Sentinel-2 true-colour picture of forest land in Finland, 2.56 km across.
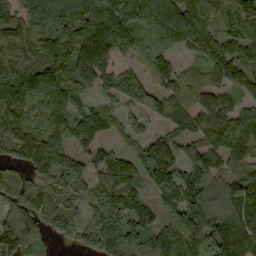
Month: September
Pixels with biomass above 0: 89%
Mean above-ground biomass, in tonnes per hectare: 134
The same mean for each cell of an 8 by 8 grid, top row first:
100 153 206 193 140 204 118 146
213 185 203 172 55 70 125 66
184 174 129 126 125 111 86 50
151 122 86 75 125 139 129 113
139 141 114 61 66 106 131 174
96 129 144 199 89 151 136 152
121 142 77 160 119 167 159 176
155 72 78 151 140 191 202 165
